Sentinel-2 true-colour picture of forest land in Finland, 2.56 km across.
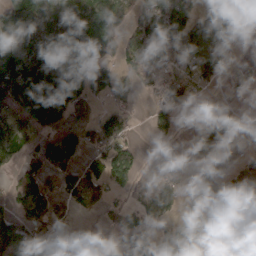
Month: March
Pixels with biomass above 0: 59%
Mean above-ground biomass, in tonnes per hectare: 62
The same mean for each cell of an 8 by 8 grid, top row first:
114 70 73 82 90 141 97 69
68 63 109 64 99 133 137 30
92 107 97 68 57 62 40 26
48 121 39 60 8 45 7 10
55 48 73 78 5 14 60 38
37 57 72 99 10 55 1 74
60 72 35 33 44 27 12 73
108 51 1 37 75 79 112 70
